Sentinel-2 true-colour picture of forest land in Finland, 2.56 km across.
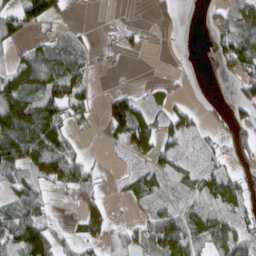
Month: March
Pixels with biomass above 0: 57%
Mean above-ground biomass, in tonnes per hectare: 50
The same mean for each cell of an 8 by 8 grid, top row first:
67 77 3 1 2 22 12 55
27 70 35 13 14 1 11 98
119 116 77 2 5 9 0 49
142 120 51 88 76 36 11 29
137 125 12 22 99 49 22 64
50 75 76 9 51 39 53 34
64 37 42 20 27 28 33 47
104 101 35 33 52 97 59 61
